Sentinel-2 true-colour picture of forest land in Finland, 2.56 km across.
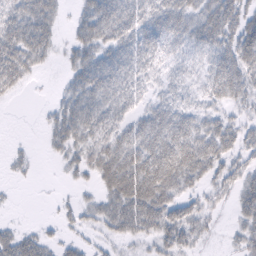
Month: February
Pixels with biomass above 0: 74%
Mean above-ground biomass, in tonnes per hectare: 36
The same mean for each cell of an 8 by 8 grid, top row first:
47 42 25 58 50 57 52 46
62 32 36 43 52 32 43 68
39 1 39 51 32 19 37 54
0 11 49 40 31 43 25 19
3 13 35 47 61 72 51 37
7 0 16 67 90 73 36 31
2 2 23 46 77 50 24 31
42 20 16 19 25 41 11 22
